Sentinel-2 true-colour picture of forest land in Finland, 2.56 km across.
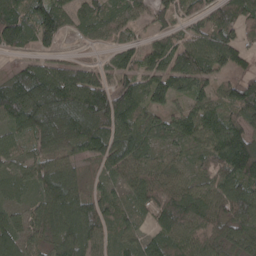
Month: April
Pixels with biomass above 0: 85%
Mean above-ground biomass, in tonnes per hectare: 83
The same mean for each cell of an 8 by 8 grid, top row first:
110 121 62 69 42 66 62 89
62 43 9 38 51 69 93 67
63 136 108 71 68 90 58 56
129 198 178 154 90 53 86 88
57 96 82 118 79 45 79 141
79 115 39 47 69 52 52 123
63 115 97 65 52 106 86 119
96 73 109 44 65 95 86 75
